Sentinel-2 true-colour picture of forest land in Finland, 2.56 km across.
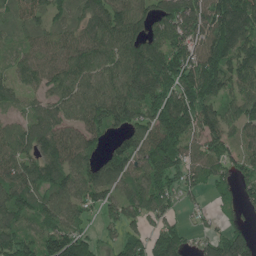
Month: June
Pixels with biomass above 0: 87%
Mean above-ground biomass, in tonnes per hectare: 120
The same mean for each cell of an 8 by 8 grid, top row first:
74 93 104 155 113 164 187 192
50 100 133 134 157 144 167 154
73 98 120 124 175 189 195 121
55 83 107 159 128 237 137 104
112 127 119 67 129 176 112 82
122 122 112 115 121 118 89 98
132 112 100 81 131 60 35 50
135 134 144 42 106 126 77 144
